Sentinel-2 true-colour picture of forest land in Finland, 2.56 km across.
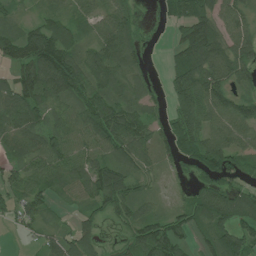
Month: July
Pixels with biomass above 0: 84%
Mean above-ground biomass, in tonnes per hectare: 77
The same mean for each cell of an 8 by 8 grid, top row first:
29 55 46 81 15 60 108 85
93 153 67 111 44 61 153 99
84 155 97 88 48 77 128 70
111 78 95 118 66 71 105 118
76 94 78 101 73 79 119 71
55 73 86 101 39 22 79 58
53 40 33 61 49 38 101 99
5 51 92 16 94 79 65 104
